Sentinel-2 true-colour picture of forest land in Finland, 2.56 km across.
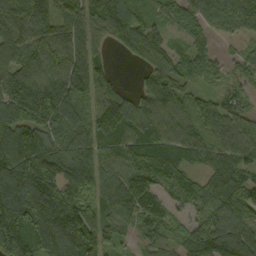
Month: September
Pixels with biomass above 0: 91%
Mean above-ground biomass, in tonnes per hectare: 109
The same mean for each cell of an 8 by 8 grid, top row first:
126 127 115 132 60 49 67 95
118 123 132 43 126 52 49 26
105 108 144 83 50 98 41 47
111 165 98 188 139 123 138 83
149 115 108 102 111 108 108 126
195 149 129 98 111 78 62 86
210 180 150 130 125 53 97 113
167 139 197 76 45 54 147 94
